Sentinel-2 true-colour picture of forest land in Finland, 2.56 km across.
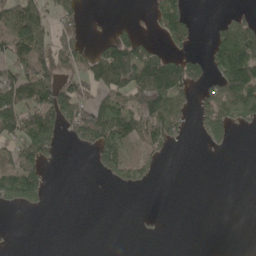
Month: May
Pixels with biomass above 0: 40%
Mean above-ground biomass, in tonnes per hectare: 62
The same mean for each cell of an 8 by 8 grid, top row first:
119 62 39 7 8 93 2 37
116 110 70 104 61 46 48 144
132 132 93 148 150 147 61 194
143 155 114 132 159 88 113 87
96 101 39 129 111 25 27 1
116 33 0 47 45 0 0 0
36 11 0 0 1 0 0 0
1 0 0 0 5 0 0 0
